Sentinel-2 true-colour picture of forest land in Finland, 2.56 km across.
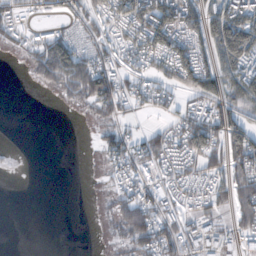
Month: October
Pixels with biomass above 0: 55%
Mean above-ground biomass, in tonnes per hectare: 44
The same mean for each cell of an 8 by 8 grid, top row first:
26 17 48 67 107 101 84 91
13 90 47 49 91 84 63 135
0 46 89 88 48 69 66 88
0 0 1 41 24 36 67 56
1 0 0 53 50 56 98 88
1 0 0 21 37 34 50 67
0 0 0 21 59 24 27 58
0 0 0 9 63 55 55 42
